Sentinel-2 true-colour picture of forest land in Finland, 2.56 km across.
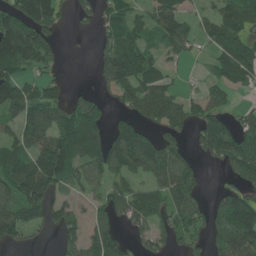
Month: June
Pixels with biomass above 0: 66%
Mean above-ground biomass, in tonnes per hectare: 76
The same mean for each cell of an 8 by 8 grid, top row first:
107 91 31 54 45 82 38 98
176 90 2 89 66 63 37 86
92 48 0 92 101 21 34 67
114 120 125 32 71 72 57 27
81 140 169 128 127 45 90 92
122 155 65 80 75 101 7 59
136 86 26 76 108 76 53 122
42 7 57 92 37 41 49 105
